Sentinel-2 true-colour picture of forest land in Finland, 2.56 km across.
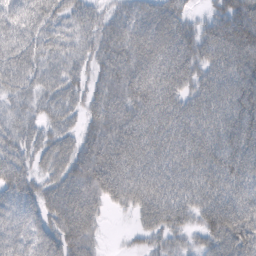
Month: February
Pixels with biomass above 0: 92%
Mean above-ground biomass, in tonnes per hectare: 73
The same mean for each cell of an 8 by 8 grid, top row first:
64 67 59 52 78 63 39 125
80 60 52 76 96 92 70 103
70 60 42 80 98 80 63 90
57 53 46 90 81 73 76 101
66 61 58 94 85 77 82 102
81 54 101 97 81 67 70 83
77 73 114 30 66 72 79 100
77 80 103 2 31 38 57 99
